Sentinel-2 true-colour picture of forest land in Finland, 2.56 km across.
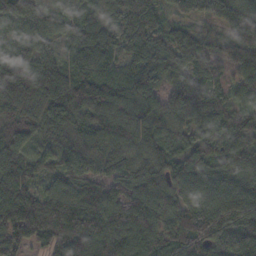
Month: November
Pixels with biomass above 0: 96%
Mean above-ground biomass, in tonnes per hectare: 102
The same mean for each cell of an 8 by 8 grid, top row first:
87 57 64 61 118 64 80 131
67 63 98 77 132 126 71 103
121 109 134 85 103 84 87 84
87 133 95 112 104 104 99 113
81 62 96 102 85 70 112 127
114 56 110 69 118 113 114 111
121 104 104 119 136 122 143 148
104 95 114 130 121 116 139 133
